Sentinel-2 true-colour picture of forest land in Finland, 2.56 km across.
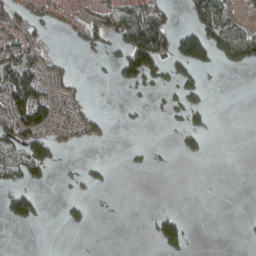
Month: April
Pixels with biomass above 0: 30%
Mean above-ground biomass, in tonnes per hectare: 35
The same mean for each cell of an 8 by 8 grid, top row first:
59 39 40 76 115 14 96 29
75 24 25 31 207 96 104 91
127 48 7 15 83 55 10 0
115 89 34 2 7 33 33 0
80 86 21 5 4 11 10 0
47 28 17 7 2 0 0 0
84 4 14 1 0 4 0 0
0 0 0 0 3 61 0 1
